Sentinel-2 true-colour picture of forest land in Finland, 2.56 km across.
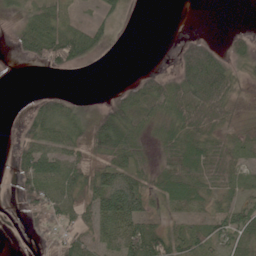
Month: June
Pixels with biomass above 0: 65%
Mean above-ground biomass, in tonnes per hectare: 36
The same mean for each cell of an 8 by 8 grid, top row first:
20 45 9 27 5 0 0 0
19 75 69 11 0 17 38 23
1 0 0 0 36 47 80 32
1 51 23 50 38 55 64 18
26 52 53 96 35 53 50 28
28 85 53 64 33 47 52 28
11 70 47 97 43 24 19 40
0 30 47 66 74 36 38 41
